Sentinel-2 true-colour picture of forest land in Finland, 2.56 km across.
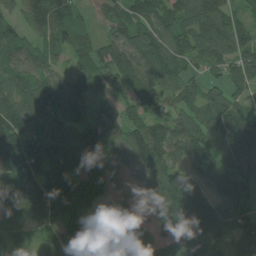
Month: July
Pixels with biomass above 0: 90%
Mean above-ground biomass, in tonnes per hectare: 92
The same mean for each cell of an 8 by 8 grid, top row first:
48 120 39 60 112 118 147 85
84 66 62 90 102 82 122 92
86 81 67 110 118 83 49 62
140 112 55 62 83 77 86 76
136 114 102 80 160 114 98 93
109 113 72 75 120 117 112 93
67 91 86 44 58 107 113 84
56 64 143 54 84 104 150 111
